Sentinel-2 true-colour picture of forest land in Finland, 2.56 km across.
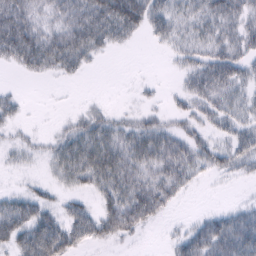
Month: February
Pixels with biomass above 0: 65%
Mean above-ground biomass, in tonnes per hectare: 39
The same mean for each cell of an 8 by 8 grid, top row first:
91 35 67 98 76 41 43 41
113 100 81 28 3 24 37 38
4 15 11 0 5 8 60 40
22 0 14 17 19 21 35 32
17 16 50 52 54 47 36 49
5 11 46 59 50 55 20 22
55 36 33 54 82 15 5 20
58 101 48 35 5 25 74 68
